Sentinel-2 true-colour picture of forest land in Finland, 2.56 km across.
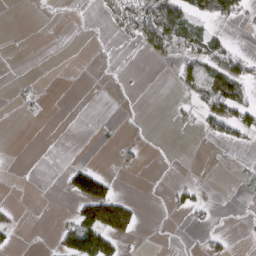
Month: March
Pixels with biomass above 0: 21%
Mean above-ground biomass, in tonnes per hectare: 22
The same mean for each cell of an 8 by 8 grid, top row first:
0 1 1 38 99 75 44 37
0 0 0 2 30 60 54 13
5 1 0 0 1 26 68 62
7 5 0 0 1 12 47 67
0 0 0 6 7 0 6 17
1 0 88 20 1 3 1 5
8 0 63 164 9 17 12 1
8 2 101 74 2 0 14 3
